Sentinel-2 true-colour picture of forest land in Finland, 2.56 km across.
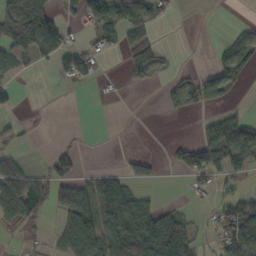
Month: October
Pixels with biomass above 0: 42%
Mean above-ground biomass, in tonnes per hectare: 40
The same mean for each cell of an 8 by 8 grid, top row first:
108 96 44 84 76 5 1 1
65 79 29 32 68 2 3 47
15 1 37 4 31 14 52 22
13 1 0 0 0 11 17 18
20 2 7 0 0 18 69 87
98 57 39 36 29 6 42 33
106 56 88 78 61 18 10 68
8 23 140 77 127 94 10 94
